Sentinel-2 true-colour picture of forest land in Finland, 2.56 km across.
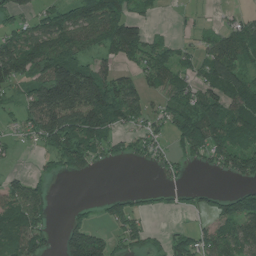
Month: July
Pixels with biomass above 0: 63%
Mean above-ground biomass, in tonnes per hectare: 76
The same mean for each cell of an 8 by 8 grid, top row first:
55 65 90 131 37 9 11 27
107 108 74 95 100 47 62 96
91 166 168 95 75 80 69 77
35 141 140 140 72 122 130 102
21 72 127 67 65 52 180 90
24 37 45 0 1 33 10 88
77 33 19 56 30 24 51 111
94 56 179 75 80 64 77 123
